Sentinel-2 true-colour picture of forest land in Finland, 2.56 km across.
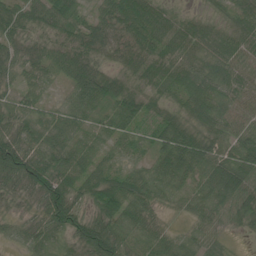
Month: June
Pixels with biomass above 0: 91%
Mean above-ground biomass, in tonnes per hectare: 54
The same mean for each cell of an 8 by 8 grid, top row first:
47 57 32 59 91 39 23 53
38 36 52 38 61 56 51 44
28 36 71 47 50 54 81 44
41 37 54 50 46 43 82 37
85 63 57 37 28 112 68 68
69 81 61 53 53 80 73 90
16 83 48 77 57 19 53 64
28 48 66 95 56 39 38 6
